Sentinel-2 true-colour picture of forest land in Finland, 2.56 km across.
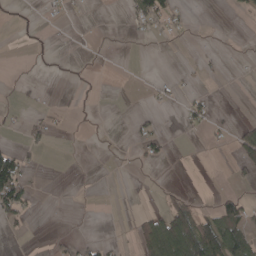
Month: April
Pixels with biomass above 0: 17%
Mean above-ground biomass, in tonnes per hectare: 16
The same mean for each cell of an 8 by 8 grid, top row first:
6 6 2 0 53 21 0 6
0 3 0 0 0 0 3 0
3 2 5 0 2 9 3 0
6 11 4 0 8 4 25 1
15 16 1 2 24 1 4 48
99 0 0 1 1 1 0 11
63 0 2 0 7 63 17 45
2 5 13 9 55 146 122 88
